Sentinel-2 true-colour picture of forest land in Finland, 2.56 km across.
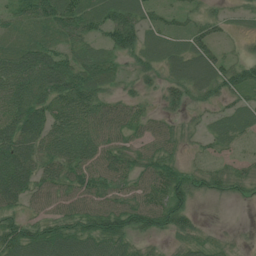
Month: July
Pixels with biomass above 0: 84%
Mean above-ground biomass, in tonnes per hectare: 47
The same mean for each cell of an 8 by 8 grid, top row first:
37 57 70 63 40 22 27 15
38 52 39 52 46 35 44 10
67 70 70 36 24 39 52 45
55 62 64 57 25 25 24 37
78 56 70 61 43 34 24 19
84 52 62 62 54 51 39 31
40 52 63 68 83 73 6 3
77 73 71 75 23 25 19 6
